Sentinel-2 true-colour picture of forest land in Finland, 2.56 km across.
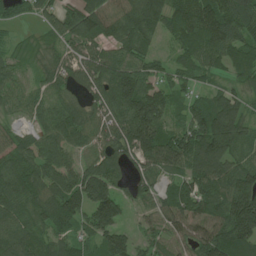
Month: June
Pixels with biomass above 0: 90%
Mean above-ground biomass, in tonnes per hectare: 95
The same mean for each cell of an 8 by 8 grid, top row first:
35 54 113 95 166 114 142 135
27 46 68 70 75 64 115 100
56 63 73 150 118 52 44 60
46 80 78 115 167 57 119 76
72 91 74 92 148 136 146 91
120 98 109 105 66 68 128 105
88 107 123 148 49 118 99 185
92 69 73 114 40 66 130 154
